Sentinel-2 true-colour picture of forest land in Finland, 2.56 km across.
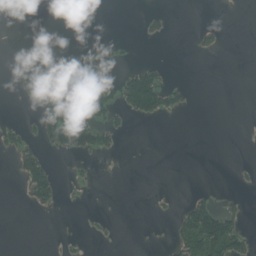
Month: July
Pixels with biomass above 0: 15%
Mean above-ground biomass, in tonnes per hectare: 16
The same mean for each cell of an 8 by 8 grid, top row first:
6 2 4 0 10 1 0 0
0 0 1 11 0 0 15 0
12 53 44 35 96 3 0 0
0 31 33 38 62 18 0 0
28 39 78 17 0 0 0 0
17 62 5 0 0 0 0 3
1 17 2 0 0 9 64 17
0 1 3 4 0 30 134 49
